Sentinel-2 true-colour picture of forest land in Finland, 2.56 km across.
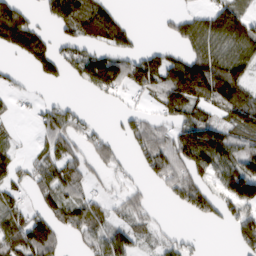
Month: March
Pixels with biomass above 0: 59%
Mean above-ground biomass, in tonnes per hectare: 64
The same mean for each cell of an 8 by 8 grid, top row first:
134 43 116 67 0 33 46 63
101 82 68 66 28 35 75 82
19 41 42 87 113 135 137 79
11 56 35 3 30 85 68 119
20 55 51 31 72 103 132 72
32 90 75 24 28 95 69 123
48 67 77 32 42 28 75 93
102 127 46 86 37 34 3 57
